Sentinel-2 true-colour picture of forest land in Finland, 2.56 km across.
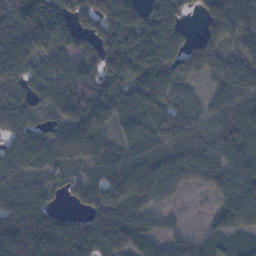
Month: November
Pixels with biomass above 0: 88%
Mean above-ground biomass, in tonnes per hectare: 99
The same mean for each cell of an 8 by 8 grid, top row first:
143 223 108 183 140 127 104 137
118 96 98 142 158 133 102 58
69 76 92 148 164 100 45 96
81 39 89 94 87 90 42 72
89 83 112 69 85 63 66 105
79 52 48 100 101 71 70 114
106 102 51 105 77 27 26 128
133 176 179 111 92 51 85 99
